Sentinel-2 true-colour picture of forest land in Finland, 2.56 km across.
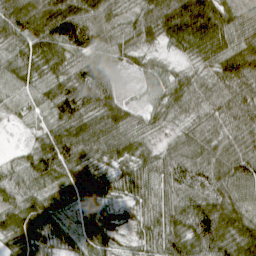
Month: April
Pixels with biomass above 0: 97%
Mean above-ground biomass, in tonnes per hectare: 68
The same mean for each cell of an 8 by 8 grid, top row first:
95 118 117 65 69 127 115 60
64 100 86 70 42 39 81 93
73 69 88 50 37 54 42 80
34 65 99 84 34 45 46 69
7 80 97 68 42 38 59 64
53 76 73 48 65 74 77 85
74 64 66 36 42 72 97 79
63 51 43 47 49 78 99 90
